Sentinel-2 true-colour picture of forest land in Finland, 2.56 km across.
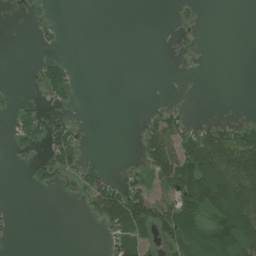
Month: July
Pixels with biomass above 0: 34%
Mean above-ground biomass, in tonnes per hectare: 31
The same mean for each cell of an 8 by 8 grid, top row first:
2 4 0 0 0 7 0 0
0 7 0 0 0 5 0 0
0 41 6 0 0 1 0 0
23 13 3 0 4 31 0 1
19 40 23 0 49 81 99 87
0 25 39 16 39 137 115 110
3 0 6 101 99 95 115 164
3 0 0 35 42 82 77 122
